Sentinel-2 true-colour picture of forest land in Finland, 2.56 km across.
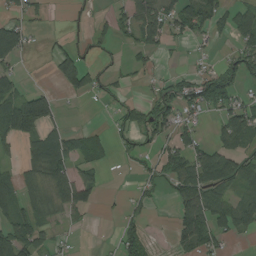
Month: August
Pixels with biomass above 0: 50%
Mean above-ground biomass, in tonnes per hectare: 49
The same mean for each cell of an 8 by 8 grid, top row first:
34 12 7 30 92 71 75 55
93 13 31 16 53 10 13 44
41 7 100 33 15 41 64 44
139 88 1 19 44 62 35 75
48 100 45 37 43 62 41 67
39 90 66 1 26 77 90 59
62 48 67 5 36 52 107 75
107 31 3 7 62 50 71 18
